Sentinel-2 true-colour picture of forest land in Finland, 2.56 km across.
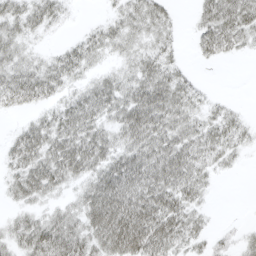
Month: April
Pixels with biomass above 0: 76%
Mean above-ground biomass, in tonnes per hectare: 33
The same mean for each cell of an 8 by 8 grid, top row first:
36 33 2 16 38 9 37 49
29 7 29 23 24 13 30 22
40 40 21 26 45 31 2 0
15 21 44 39 61 43 19 11
32 48 58 41 52 45 35 20
32 54 39 56 52 49 23 2
18 20 41 72 67 54 11 0
33 57 43 62 67 39 18 14
